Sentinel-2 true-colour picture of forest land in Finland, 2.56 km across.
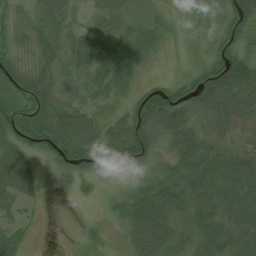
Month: July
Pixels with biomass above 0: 85%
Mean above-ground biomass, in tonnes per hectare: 55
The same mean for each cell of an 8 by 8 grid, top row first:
24 43 14 55 19 11 30 71
32 45 58 48 45 4 22 51
64 45 16 42 11 25 100 125
74 71 47 26 90 97 65 82
71 75 88 85 84 63 67 43
117 9 42 35 27 76 100 108
43 9 2 17 100 92 87 104
49 0 11 11 105 72 86 77
